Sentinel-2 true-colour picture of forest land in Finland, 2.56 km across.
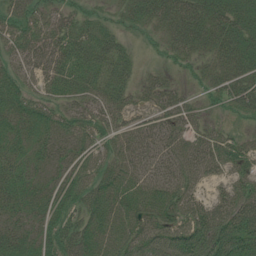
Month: July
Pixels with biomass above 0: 87%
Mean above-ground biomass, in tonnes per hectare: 47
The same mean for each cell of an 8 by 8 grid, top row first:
55 41 34 18 45 73 68 62
46 69 52 57 9 47 44 73
38 44 51 53 21 15 32 60
50 40 45 46 24 45 17 38
39 36 41 41 44 42 48 34
43 29 41 50 37 44 29 30
41 47 52 47 51 52 51 58
43 52 74 52 61 79 111 95
